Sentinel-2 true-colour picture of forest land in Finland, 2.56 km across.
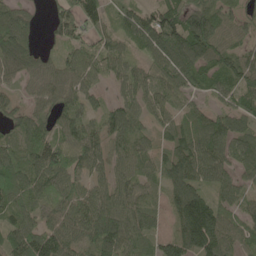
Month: May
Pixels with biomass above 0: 88%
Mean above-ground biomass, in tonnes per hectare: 70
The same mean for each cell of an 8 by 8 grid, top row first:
77 36 91 42 69 85 99 42
92 23 54 57 63 121 111 50
48 57 67 48 60 76 63 79
41 45 59 64 53 48 54 65
50 80 86 66 40 71 101 69
74 95 57 64 50 86 75 44
71 54 77 90 58 70 127 48
79 88 68 106 56 83 162 64
